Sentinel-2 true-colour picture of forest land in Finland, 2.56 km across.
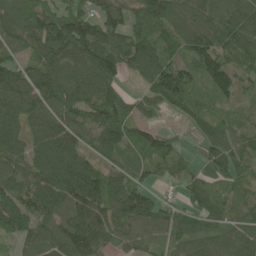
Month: June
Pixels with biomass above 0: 91%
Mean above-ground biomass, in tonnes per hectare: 91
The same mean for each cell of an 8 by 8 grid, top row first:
95 116 107 90 120 129 100 113
79 124 124 139 126 80 132 130
94 119 106 94 78 150 122 88
79 88 88 130 49 45 70 53
69 95 82 87 88 42 68 84
69 99 112 73 57 53 67 61
96 107 101 95 119 60 85 69
55 57 122 59 59 72 90 110
